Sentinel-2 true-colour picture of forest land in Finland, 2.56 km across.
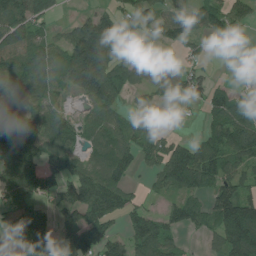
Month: July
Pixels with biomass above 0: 72%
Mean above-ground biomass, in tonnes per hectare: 86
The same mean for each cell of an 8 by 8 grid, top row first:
119 65 32 57 70 79 79 51
105 79 186 133 27 37 15 3
97 91 146 141 51 63 40 8
73 83 24 76 73 19 55 82
159 98 57 98 92 74 89 136
136 80 98 94 28 192 134 87
83 54 138 126 51 67 94 211
55 80 131 84 128 41 32 202
